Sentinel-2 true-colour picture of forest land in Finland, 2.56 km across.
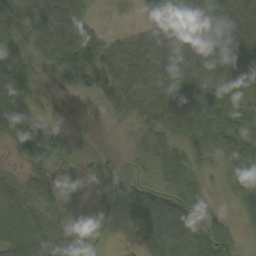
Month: September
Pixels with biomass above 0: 82%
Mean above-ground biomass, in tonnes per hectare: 54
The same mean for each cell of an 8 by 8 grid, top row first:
54 92 56 9 34 65 90 82
45 70 120 52 79 61 94 101
57 5 61 91 100 76 80 84
60 4 0 36 65 85 68 50
55 55 0 1 34 42 64 83
29 53 17 14 18 69 17 51
69 47 13 3 107 76 28 15
81 75 36 3 61 103 73 18
